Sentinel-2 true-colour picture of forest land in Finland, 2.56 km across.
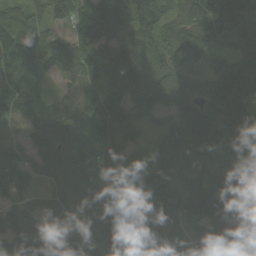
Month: September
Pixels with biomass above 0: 91%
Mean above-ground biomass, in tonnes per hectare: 95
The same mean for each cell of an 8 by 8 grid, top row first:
68 75 88 160 159 89 169 161
86 93 145 85 126 116 75 75
89 37 112 74 94 68 66 148
73 76 114 98 44 70 100 127
37 83 101 96 41 142 151 135
92 56 78 91 94 100 79 91
43 51 59 106 135 108 158 85
75 63 79 146 90 34 93 100
